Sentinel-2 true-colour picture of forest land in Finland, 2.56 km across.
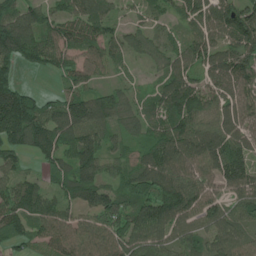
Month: June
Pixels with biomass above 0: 90%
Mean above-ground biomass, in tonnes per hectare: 111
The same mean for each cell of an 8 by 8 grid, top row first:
133 92 101 70 49 63 132 149
204 129 96 80 79 74 132 157
98 14 76 38 20 128 104 144
270 102 147 141 83 148 107 123
141 143 169 75 89 149 139 120
79 63 147 67 142 144 100 128
133 104 93 111 118 161 108 104
87 91 97 108 119 98 99 89
